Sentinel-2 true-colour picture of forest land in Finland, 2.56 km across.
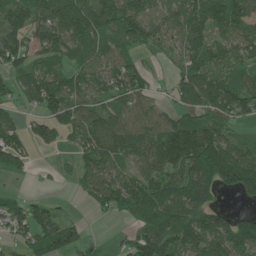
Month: June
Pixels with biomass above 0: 79%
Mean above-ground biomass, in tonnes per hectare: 78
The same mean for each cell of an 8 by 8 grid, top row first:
86 97 126 99 86 75 103 101
92 84 63 53 43 41 77 76
49 100 62 79 66 38 73 60
30 81 78 89 66 55 79 92
87 41 57 117 87 170 150 60
24 7 46 79 85 97 169 164
50 45 8 64 97 94 108 17
44 108 51 8 105 113 123 136
